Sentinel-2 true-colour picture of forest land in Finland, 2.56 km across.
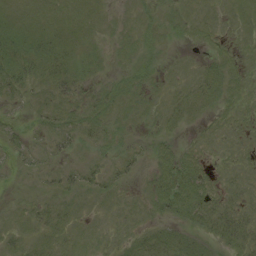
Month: August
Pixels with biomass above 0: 72%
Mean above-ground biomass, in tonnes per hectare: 9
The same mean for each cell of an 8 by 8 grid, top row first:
11 10 10 4 7 7 6 7
17 19 10 5 10 3 7 5
18 11 10 7 11 5 17 8
3 9 10 12 7 11 8 6
9 6 9 8 5 7 5 5
3 7 12 11 6 20 8 5
4 9 6 6 6 19 16 7
8 10 9 7 11 15 13 15
